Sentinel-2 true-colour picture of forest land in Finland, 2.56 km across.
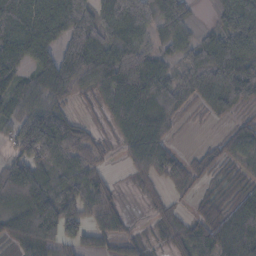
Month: November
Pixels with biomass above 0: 81%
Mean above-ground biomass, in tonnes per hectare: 71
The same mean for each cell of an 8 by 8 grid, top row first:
117 108 123 90 75 65 8 121
102 77 143 94 59 57 100 105
60 101 90 100 133 65 102 108
41 47 12 75 114 66 30 34
43 109 61 25 104 19 16 67
143 67 74 13 42 59 40 41
73 143 70 45 9 20 47 60
69 111 65 44 31 48 76 81
